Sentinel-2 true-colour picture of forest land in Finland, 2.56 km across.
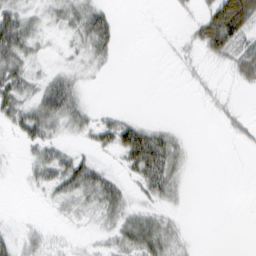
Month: February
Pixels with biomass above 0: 49%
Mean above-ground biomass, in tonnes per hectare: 18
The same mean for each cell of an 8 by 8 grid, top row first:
38 15 31 14 0 6 34 83
51 6 19 19 0 7 34 42
41 22 14 1 0 1 9 21
36 49 25 10 0 0 4 13
7 33 8 30 65 23 0 11
2 31 51 16 40 23 0 0
0 5 20 30 16 8 0 0
17 11 3 17 44 20 0 0
